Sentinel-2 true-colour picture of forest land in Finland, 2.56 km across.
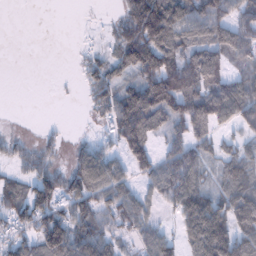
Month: January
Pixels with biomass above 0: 69%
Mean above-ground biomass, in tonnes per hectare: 78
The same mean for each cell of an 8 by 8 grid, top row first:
0 0 0 14 169 110 107 68
0 0 10 39 147 91 107 90
0 0 26 74 109 166 140 76
1 0 5 97 159 109 135 117
40 39 29 47 101 71 70 69
45 81 104 96 50 117 59 114
93 123 90 87 65 80 164 144
73 136 115 69 70 52 196 121
